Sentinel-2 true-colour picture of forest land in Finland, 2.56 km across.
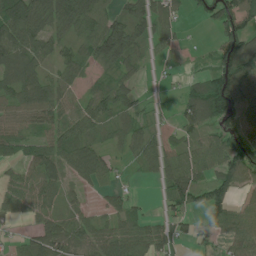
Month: June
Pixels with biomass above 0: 75%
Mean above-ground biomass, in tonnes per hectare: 62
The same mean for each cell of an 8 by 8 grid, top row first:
138 87 96 59 74 47 40 111
116 56 45 127 39 31 16 133
85 51 34 41 14 10 75 129
55 74 56 57 26 26 108 104
52 53 68 29 61 37 47 144
41 56 47 21 20 99 55 123
58 49 28 33 13 46 93 58
18 85 54 81 78 51 43 83
